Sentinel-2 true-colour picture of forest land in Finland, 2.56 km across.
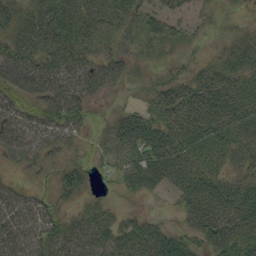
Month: September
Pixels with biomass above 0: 83%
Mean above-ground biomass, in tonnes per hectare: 41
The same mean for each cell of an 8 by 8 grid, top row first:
51 57 59 37 36 29 13 3
50 61 52 24 24 19 7 38
61 62 56 39 12 25 37 42
42 52 42 13 27 46 50 46
51 44 18 42 67 54 58 50
12 15 30 21 85 64 45 31
50 32 29 19 9 20 63 63
60 52 49 50 63 44 47 54
